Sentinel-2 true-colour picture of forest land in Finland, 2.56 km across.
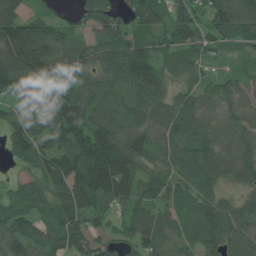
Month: July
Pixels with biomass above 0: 89%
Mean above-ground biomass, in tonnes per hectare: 84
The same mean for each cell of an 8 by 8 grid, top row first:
93 50 62 76 69 76 60 97
164 117 76 100 75 72 61 37
119 103 90 88 114 46 30 43
78 131 108 81 86 95 66 57
75 85 110 125 97 72 80 71
25 123 127 155 76 70 76 68
68 75 154 67 79 55 86 81
91 85 102 56 103 59 89 96
